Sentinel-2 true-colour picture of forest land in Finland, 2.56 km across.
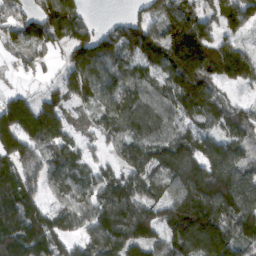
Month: March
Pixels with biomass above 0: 88%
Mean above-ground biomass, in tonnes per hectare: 124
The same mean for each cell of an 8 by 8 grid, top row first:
86 164 99 15 92 181 85 117
87 112 139 139 160 210 163 100
21 40 123 118 94 140 131 104
170 136 46 111 134 99 132 78
142 110 59 61 126 142 101 111
144 93 86 79 109 144 194 142
204 105 105 143 131 142 197 188
191 171 79 146 153 163 217 143
